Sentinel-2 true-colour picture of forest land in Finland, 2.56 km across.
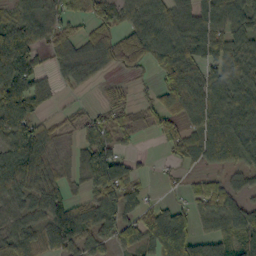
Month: October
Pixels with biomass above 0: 78%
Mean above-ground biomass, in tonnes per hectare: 73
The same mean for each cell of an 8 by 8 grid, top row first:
57 75 49 65 86 91 93 81
97 60 70 97 106 108 116 80
119 43 51 17 14 107 86 87
112 27 19 47 41 90 90 106
100 62 46 58 4 71 86 99
121 91 60 145 16 14 38 44
59 94 50 62 42 54 69 80
87 76 76 57 82 176 84 106
